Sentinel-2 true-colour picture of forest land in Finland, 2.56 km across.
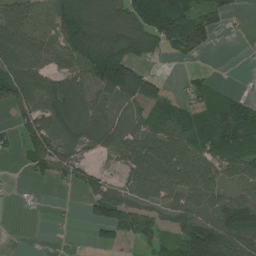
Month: July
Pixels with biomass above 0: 71%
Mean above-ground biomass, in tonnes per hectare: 70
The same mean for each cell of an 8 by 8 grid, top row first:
90 68 114 88 117 154 65 14
109 73 129 141 86 66 40 4
109 50 67 174 108 5 29 4
53 69 71 71 48 87 83 84
35 91 58 62 79 97 66 81
3 44 59 22 79 81 91 58
7 3 12 126 65 69 94 164
0 5 4 52 52 72 194 115
